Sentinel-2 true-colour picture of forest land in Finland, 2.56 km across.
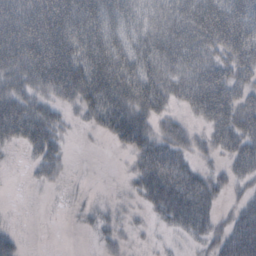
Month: October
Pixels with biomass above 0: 70%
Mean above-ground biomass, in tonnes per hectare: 43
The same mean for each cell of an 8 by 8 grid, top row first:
67 87 82 62 35 46 65 60
80 95 73 62 50 59 38 60
50 75 92 93 71 44 61 41
68 39 28 88 59 20 53 53
30 60 1 21 68 42 21 49
0 21 0 0 55 69 29 27
0 0 6 5 16 64 41 26
19 0 0 14 3 5 25 64
